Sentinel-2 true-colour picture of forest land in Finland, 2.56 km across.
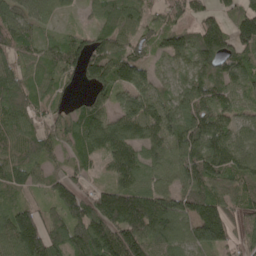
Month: May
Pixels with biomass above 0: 89%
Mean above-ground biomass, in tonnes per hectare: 91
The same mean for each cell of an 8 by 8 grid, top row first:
86 68 23 84 56 68 72 99
65 59 81 81 57 93 142 98
89 63 57 117 86 66 97 86
93 52 59 74 106 94 109 59
89 72 88 117 98 96 139 93
91 60 46 70 76 86 115 78
86 43 109 177 187 131 137 56
140 137 129 167 141 94 127 41
